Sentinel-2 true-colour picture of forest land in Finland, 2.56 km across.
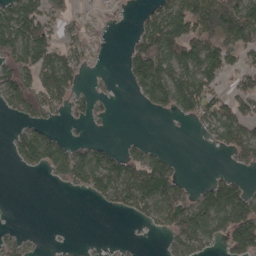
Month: April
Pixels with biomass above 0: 52%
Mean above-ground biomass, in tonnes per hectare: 60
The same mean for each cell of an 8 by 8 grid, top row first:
116 65 27 19 43 119 129 130
100 80 57 11 115 137 102 87
86 96 38 4 126 95 82 52
41 48 24 9 15 50 72 85
57 116 45 21 29 0 12 95
2 25 90 92 125 58 20 27
1 0 0 32 72 112 131 127
33 3 3 3 3 58 57 131
